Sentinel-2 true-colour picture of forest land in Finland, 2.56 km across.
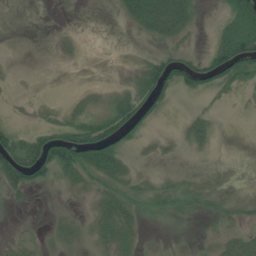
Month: July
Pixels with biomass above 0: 57%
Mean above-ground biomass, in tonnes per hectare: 23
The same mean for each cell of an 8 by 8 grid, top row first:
5 1 1 4 55 64 4 53
5 5 6 1 8 26 18 79
5 1 4 8 49 59 49 39
5 13 28 51 43 7 18 4
55 72 79 53 13 13 24 0
56 31 33 48 15 10 5 1
7 4 7 38 21 20 15 14
10 9 14 29 11 9 7 32
